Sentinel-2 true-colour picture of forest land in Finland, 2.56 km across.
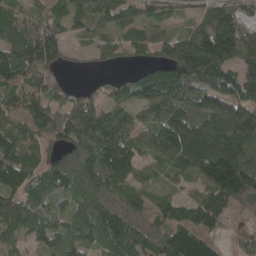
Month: May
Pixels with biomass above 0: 91%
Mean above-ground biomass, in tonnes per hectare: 107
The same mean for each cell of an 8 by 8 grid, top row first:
80 89 89 99 66 44 114 87
144 175 26 75 79 168 261 143
133 66 4 23 97 152 151 121
107 107 106 72 57 110 126 146
117 83 116 136 78 157 227 202
117 107 116 120 55 61 150 209
106 73 80 116 105 90 119 95
55 75 75 105 111 133 89 46
